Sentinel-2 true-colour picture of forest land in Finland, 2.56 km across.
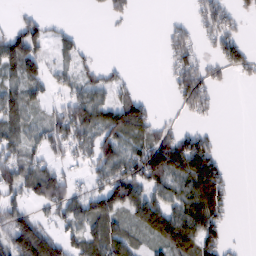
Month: February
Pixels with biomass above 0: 58%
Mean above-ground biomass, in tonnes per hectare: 50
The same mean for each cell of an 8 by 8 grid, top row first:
15 14 0 25 0 7 59 27
100 37 28 0 0 56 22 48
59 38 42 26 1 52 54 10
72 32 78 70 59 14 32 0
59 57 59 73 63 94 52 0
81 88 18 77 97 90 114 1
53 47 61 95 99 73 108 2
107 80 62 100 32 107 75 3
